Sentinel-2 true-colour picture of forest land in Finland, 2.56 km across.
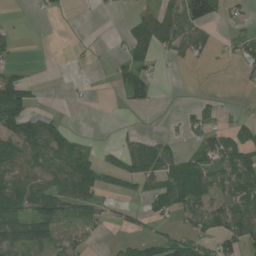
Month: July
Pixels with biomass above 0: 44%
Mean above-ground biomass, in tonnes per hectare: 36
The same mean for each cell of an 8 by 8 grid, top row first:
1 6 0 2 30 53 87 9
11 0 2 4 41 35 24 34
47 0 1 13 46 0 0 12
91 14 0 0 9 2 17 4
73 85 20 5 36 16 57 68
62 44 69 32 54 87 71 88
61 91 46 13 19 69 65 73
90 72 24 6 35 48 32 66
